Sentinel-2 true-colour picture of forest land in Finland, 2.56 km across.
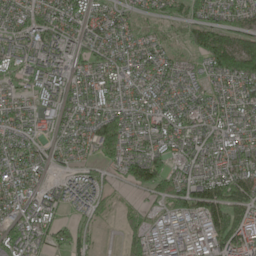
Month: May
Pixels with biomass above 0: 87%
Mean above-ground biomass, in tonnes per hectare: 75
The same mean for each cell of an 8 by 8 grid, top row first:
56 84 84 76 51 71 90 71
89 109 61 76 57 42 187 143
44 87 49 85 59 58 53 123
58 51 63 68 63 78 64 60
76 48 71 137 70 73 60 60
102 32 57 37 136 85 83 89
82 77 59 24 38 96 153 85
114 69 59 1 89 46 84 87
